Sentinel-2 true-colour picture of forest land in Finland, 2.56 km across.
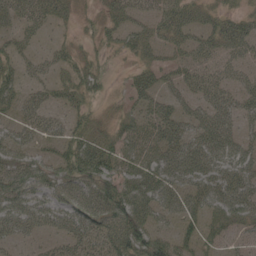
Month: May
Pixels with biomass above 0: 73%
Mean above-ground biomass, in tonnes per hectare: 44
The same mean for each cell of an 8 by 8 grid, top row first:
47 45 18 32 31 58 28 29
34 18 19 21 38 34 37 44
43 31 37 14 40 35 47 31
33 41 36 14 41 47 48 47
49 31 54 39 53 67 66 44
66 42 71 55 66 62 65 61
62 47 60 78 59 52 45 62
33 18 46 64 64 47 30 19
